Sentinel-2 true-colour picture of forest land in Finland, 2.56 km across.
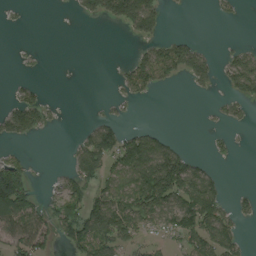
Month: August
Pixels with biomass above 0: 40%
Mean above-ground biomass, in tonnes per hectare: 52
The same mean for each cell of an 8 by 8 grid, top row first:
5 0 25 77 145 1 2 7
3 1 0 0 31 82 14 26
9 2 0 6 77 29 40 100
104 39 0 15 0 0 4 23
22 0 48 114 113 31 9 3
149 6 81 72 139 173 61 0
138 55 96 120 123 121 127 26
90 55 113 112 48 49 114 49
